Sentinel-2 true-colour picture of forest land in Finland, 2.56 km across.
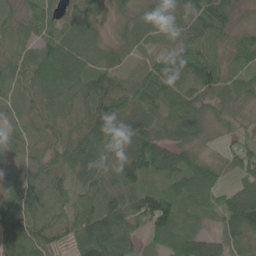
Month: June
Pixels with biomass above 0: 93%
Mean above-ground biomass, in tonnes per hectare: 71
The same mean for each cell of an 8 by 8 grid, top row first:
39 71 71 29 47 49 102 28
64 97 76 41 37 53 71 66
60 107 80 73 98 82 100 42
34 56 50 114 93 82 54 29
50 51 87 110 111 76 23 40
42 74 71 71 74 75 86 49
96 88 61 113 85 84 62 122
116 65 91 120 40 74 64 66
